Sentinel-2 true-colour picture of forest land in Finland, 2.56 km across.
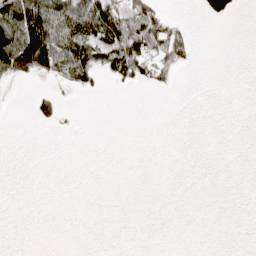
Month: April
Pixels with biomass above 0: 20%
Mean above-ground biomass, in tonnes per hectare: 23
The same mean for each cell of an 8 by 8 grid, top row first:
120 101 92 92 97 9 48 10
145 130 110 99 87 60 0 0
40 24 61 31 38 15 0 0
0 34 1 0 0 0 0 0
0 0 0 0 0 0 0 0
0 0 0 0 0 0 0 0
0 0 0 0 0 0 0 0
0 0 0 0 0 0 0 0
